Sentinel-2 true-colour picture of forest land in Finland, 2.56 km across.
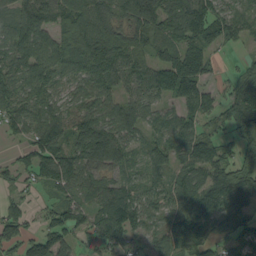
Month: September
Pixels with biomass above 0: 83%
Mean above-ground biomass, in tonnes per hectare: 79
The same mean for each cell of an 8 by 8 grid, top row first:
95 80 108 108 116 116 109 61
103 97 131 136 52 99 82 23
82 98 73 92 85 146 64 58
73 84 76 74 73 59 56 110
25 115 119 153 49 72 71 56
41 76 90 54 49 65 89 81
38 36 59 107 72 69 90 68
73 95 32 78 38 77 44 33
